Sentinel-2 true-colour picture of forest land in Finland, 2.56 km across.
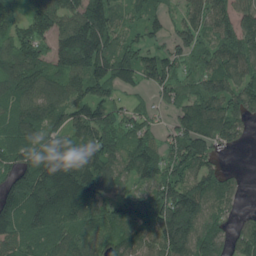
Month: June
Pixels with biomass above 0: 88%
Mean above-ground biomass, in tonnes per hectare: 131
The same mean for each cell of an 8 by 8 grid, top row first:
86 160 167 141 103 66 122 132
152 108 258 153 114 113 112 155
159 132 146 187 107 124 161 145
120 136 126 105 60 93 164 139
154 134 125 112 106 126 137 40
124 189 201 110 99 119 147 27
157 209 185 95 111 249 113 41
124 133 104 89 97 213 176 103
